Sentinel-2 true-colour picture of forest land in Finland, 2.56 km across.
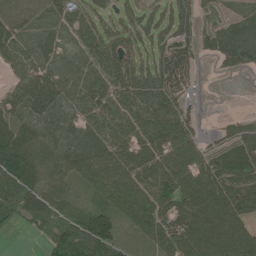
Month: June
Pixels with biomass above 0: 82%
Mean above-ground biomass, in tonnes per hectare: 63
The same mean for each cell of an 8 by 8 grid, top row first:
66 33 54 39 43 60 18 23
38 38 46 72 52 60 32 77
35 74 77 77 69 81 1 4
47 67 41 72 85 79 2 7
67 35 53 74 79 85 36 72
91 56 84 93 85 105 91 71
74 63 31 73 107 90 121 95
1 50 106 61 43 110 138 122
